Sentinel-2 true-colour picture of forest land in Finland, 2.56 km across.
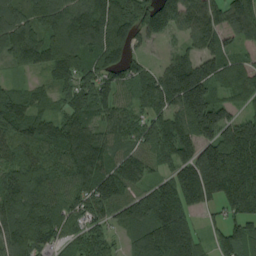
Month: August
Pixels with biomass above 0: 91%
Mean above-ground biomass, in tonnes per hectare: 138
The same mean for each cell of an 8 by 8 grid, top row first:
121 149 195 199 169 183 152 146
141 141 148 156 35 40 98 51
33 49 109 110 86 181 169 80
149 65 102 108 91 164 196 61
117 108 202 106 123 201 153 271
140 121 153 182 113 146 280 282
170 149 88 109 176 210 67 172
180 100 77 54 179 284 56 166
